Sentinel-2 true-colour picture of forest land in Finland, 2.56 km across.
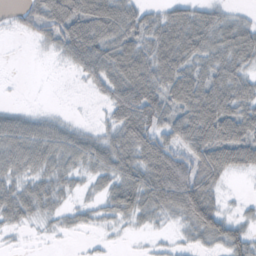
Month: October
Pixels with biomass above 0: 73%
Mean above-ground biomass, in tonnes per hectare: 40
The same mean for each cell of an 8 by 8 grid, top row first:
12 63 70 78 35 40 38 15
0 14 72 61 50 66 48 63
0 0 13 55 69 63 50 48
24 9 1 35 81 48 84 61
63 62 48 49 67 41 78 71
35 37 19 43 59 70 53 13
48 27 17 35 44 47 75 7
2 3 2 4 3 7 36 45
